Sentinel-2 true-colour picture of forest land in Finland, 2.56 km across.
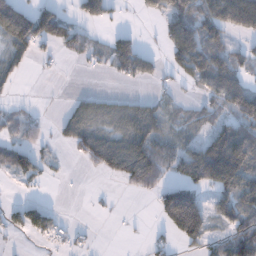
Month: December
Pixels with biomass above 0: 51%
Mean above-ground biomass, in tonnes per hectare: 57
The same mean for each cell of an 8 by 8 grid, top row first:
148 84 43 33 17 88 103 141
69 29 51 64 34 93 96 30
29 3 1 14 44 35 101 67
16 4 50 43 63 34 38 89
48 23 76 84 118 69 106 170
43 17 3 43 113 45 143 146
27 38 0 4 0 172 71 100
6 24 14 0 10 47 58 104
